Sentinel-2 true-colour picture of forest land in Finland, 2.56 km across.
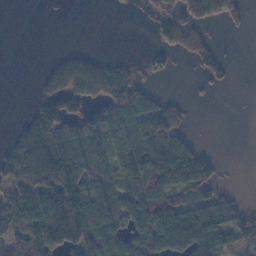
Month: November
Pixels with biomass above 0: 54%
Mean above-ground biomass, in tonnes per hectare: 69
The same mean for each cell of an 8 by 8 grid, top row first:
0 0 0 1 6 78 66 40
0 0 12 0 6 56 60 0
0 52 139 115 17 2 30 1
0 117 69 101 91 48 0 0
83 175 85 63 136 99 5 0
100 193 104 57 152 116 75 1
118 164 159 101 123 117 103 55
102 159 157 110 97 117 106 61
